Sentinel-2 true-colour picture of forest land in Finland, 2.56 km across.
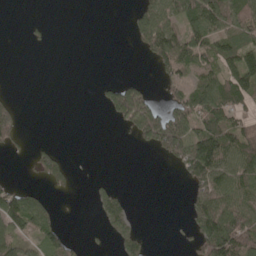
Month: May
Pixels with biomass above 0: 41%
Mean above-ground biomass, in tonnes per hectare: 47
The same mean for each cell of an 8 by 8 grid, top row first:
0 2 0 0 64 72 115 93
0 8 0 0 54 110 82 98
0 0 0 13 14 55 70 101
36 0 0 64 119 76 107 48
24 14 0 0 42 109 129 101
4 56 2 3 0 11 117 93
112 38 0 55 0 0 100 92
65 69 8 25 28 2 139 142
